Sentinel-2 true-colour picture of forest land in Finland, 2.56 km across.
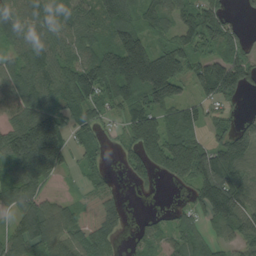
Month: August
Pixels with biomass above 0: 81%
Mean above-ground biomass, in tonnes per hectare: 103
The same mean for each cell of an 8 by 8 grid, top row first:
95 99 102 122 92 87 120 24
73 117 97 125 166 116 70 101
104 116 150 155 238 164 172 150
83 128 89 39 138 92 47 23
149 248 54 17 171 159 90 138
100 102 32 28 63 99 163 133
70 94 105 82 5 30 125 147
89 132 115 68 75 68 62 92
